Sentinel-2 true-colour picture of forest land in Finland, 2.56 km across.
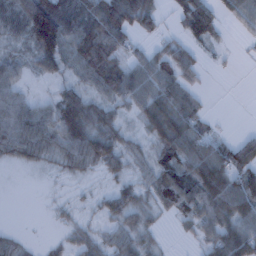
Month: February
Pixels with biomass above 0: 73%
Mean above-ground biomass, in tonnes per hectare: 50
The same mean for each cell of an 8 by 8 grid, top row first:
91 176 84 116 85 34 89 51
24 117 85 76 23 48 26 5
51 27 37 76 65 74 6 1
68 45 84 34 55 89 21 0
61 57 77 62 26 82 60 50
0 5 19 26 28 80 91 64
0 5 12 43 36 57 75 74
20 9 31 36 26 6 46 84
